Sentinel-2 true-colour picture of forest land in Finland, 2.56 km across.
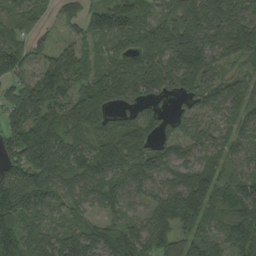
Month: September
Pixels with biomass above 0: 93%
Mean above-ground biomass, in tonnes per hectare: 118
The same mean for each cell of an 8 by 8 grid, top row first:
68 29 71 147 85 119 169 130
85 59 82 55 125 173 138 158
92 166 127 154 179 122 101 72
134 187 181 89 62 43 62 100
138 214 106 129 94 72 71 78
98 171 118 110 100 101 134 99
172 82 53 70 62 233 158 155
199 106 112 144 128 148 160 194
